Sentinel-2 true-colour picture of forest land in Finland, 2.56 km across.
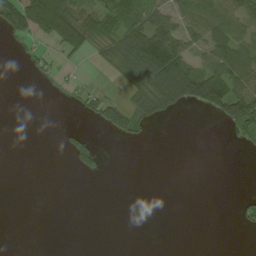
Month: August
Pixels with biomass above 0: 32%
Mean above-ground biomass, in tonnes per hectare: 27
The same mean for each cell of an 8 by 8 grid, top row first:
81 116 56 50 60 50 73 54
7 21 51 45 113 76 52 58
0 10 8 8 72 126 107 80
0 0 16 57 42 21 31 82
0 0 33 2 5 0 0 7
0 0 11 0 0 0 0 0
0 0 0 0 1 0 0 17
0 0 0 0 0 0 0 0
